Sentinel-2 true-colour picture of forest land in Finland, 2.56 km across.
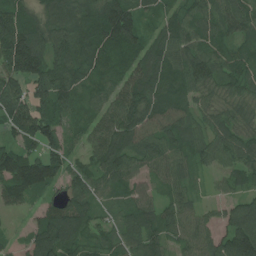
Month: July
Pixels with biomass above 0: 93%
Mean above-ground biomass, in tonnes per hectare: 86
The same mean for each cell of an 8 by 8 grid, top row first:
117 94 107 157 72 64 86 98
172 105 113 110 90 101 87 54
102 123 82 77 107 88 94 75
110 98 65 97 108 97 71 80
75 95 45 110 89 97 81 89
132 123 72 88 62 76 30 68
48 61 90 40 75 72 30 62
18 127 76 57 90 60 68 120
